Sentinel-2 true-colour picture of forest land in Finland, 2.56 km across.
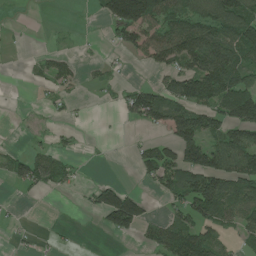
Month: June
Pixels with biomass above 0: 46%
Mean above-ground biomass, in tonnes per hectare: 57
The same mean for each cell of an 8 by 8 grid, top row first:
1 0 1 105 148 95 99 109
2 9 5 14 70 121 164 126
0 44 24 16 7 89 150 105
1 8 4 5 112 102 87 136
5 18 8 2 31 107 87 127
51 87 14 3 32 91 140 100
5 0 6 163 59 55 108 78
9 7 1 11 33 109 84 31
